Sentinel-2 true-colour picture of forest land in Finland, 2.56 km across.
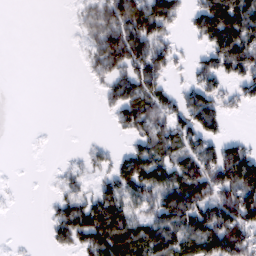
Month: February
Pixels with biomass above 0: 56%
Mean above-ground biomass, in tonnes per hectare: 59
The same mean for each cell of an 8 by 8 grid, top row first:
0 0 29 102 121 52 116 162
0 0 16 139 111 31 64 148
0 0 3 66 101 12 61 60
0 0 0 32 90 63 106 15
0 1 4 12 64 77 69 44
1 4 29 51 115 89 98 121
2 13 93 128 57 129 112 132
3 17 69 130 111 111 120 97
